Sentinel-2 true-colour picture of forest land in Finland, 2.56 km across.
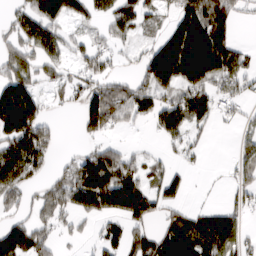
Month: March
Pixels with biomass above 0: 60%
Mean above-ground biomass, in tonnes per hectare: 74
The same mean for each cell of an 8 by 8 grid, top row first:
53 106 62 72 57 62 131 29
68 81 35 36 33 192 225 46
101 39 37 35 68 137 134 100
199 23 76 129 83 112 77 28
121 68 18 36 8 33 12 41
111 32 111 136 66 37 2 46
41 78 77 102 98 41 28 35
134 55 19 59 81 149 128 62
